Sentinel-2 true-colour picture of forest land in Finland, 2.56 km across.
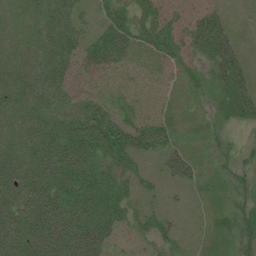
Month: July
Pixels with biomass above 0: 77%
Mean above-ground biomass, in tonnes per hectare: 47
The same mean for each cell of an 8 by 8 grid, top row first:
22 54 35 53 44 42 50 7
36 54 54 92 43 47 69 27
58 58 24 10 7 15 26 53
52 52 58 46 13 10 13 46
62 73 90 95 57 32 13 14
67 82 96 65 24 41 15 21
68 102 101 97 23 8 10 27
86 103 116 47 23 23 10 27
